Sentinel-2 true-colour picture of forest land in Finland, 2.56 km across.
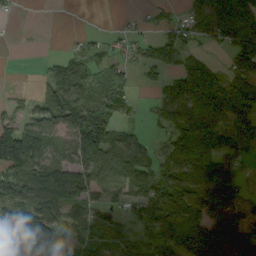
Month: September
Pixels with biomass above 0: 71%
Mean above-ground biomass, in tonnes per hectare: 78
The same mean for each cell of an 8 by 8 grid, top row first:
7 0 0 1 14 24 143 196
1 0 23 28 30 104 29 129
0 53 88 58 22 54 164 81
29 84 108 90 20 114 139 77
219 89 139 139 72 98 116 84
78 70 100 96 129 113 140 49
80 64 60 57 96 144 93 55
105 144 72 62 52 99 103 93
